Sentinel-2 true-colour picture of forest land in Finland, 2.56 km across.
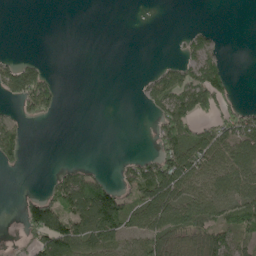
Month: May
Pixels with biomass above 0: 42%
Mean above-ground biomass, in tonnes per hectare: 45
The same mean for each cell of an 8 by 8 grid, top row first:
0 0 0 0 0 0 0 0
0 0 0 0 0 6 47 0
104 44 0 0 14 77 117 2
21 51 0 0 12 110 51 50
66 0 0 0 0 108 93 107
3 10 50 12 93 109 81 101
10 117 103 126 88 117 93 96
5 129 105 82 85 55 72 61
